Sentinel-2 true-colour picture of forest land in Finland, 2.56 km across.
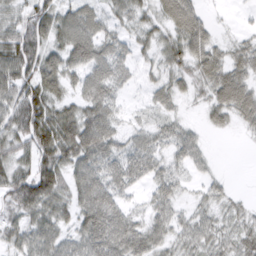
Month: March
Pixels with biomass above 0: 82%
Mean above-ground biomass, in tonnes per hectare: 44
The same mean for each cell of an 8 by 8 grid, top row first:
41 59 52 31 29 71 20 5
77 56 73 42 22 47 50 28
84 61 40 49 15 32 42 54
75 73 55 41 11 17 27 53
56 87 90 48 34 39 12 2
58 80 53 45 37 28 19 0
48 53 53 54 21 33 26 19
38 56 48 73 57 35 45 42
